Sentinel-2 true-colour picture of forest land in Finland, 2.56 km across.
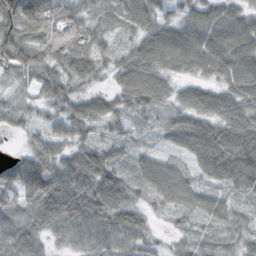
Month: October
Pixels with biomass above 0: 94%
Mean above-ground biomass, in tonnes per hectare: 65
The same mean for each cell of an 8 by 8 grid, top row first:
88 123 68 36 70 43 65 56
80 71 53 44 75 89 82 82
45 59 52 36 92 42 46 84
38 35 52 53 54 59 70 80
6 64 58 52 18 48 110 102
93 121 121 78 51 56 56 95
74 101 125 108 39 51 53 32
87 48 66 78 55 22 30 39
